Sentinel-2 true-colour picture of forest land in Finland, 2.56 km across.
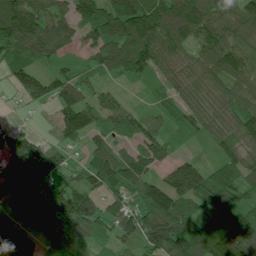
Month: July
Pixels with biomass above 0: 88%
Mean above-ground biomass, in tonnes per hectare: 94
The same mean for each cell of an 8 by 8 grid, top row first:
188 108 111 158 181 153 120 106
113 107 61 108 138 88 107 98
70 80 58 39 47 62 83 91
9 18 108 81 45 51 66 95
93 49 46 79 93 26 30 79
158 118 59 111 105 112 92 78
72 145 143 68 99 109 82 100
108 65 59 59 95 156 168 194
